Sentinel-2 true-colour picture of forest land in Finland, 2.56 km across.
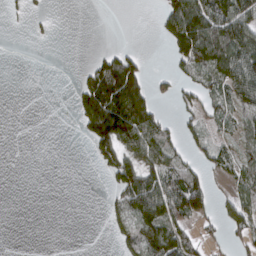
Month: March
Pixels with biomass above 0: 42%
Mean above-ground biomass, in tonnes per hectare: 44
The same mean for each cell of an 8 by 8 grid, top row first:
7 7 0 0 0 107 121 97
0 1 0 15 5 74 139 107
0 0 27 158 72 37 52 89
0 0 59 162 105 21 48 45
0 0 6 115 103 44 44 44
0 0 0 51 95 79 36 50
0 0 0 23 112 94 43 56
0 0 0 11 92 86 30 36
